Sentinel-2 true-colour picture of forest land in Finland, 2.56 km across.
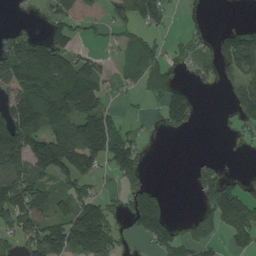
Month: August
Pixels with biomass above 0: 56%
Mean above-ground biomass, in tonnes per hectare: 81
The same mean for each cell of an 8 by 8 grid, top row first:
5 45 47 53 107 7 6 1
115 132 31 21 64 20 30 168
137 170 179 33 54 30 29 94
141 163 164 70 11 128 0 72
161 191 208 173 26 0 0 21
129 100 123 50 64 0 75 37
107 81 140 48 136 1 67 179
53 166 143 93 42 86 53 86
